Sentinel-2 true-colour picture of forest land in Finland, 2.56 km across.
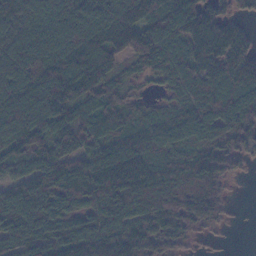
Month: November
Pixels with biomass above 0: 90%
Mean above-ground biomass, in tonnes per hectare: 116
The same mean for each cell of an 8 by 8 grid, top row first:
132 135 149 136 128 163 125 44
145 140 143 114 130 94 153 117
140 166 160 72 33 91 118 131
146 121 92 88 47 85 127 153
98 117 107 114 132 118 118 76
85 138 184 196 167 139 142 26
149 141 104 154 126 112 102 1
155 131 144 150 130 70 8 0
